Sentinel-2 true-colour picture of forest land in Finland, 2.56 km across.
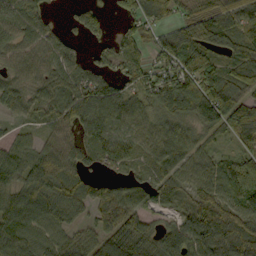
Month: September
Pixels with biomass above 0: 86%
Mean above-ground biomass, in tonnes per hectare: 75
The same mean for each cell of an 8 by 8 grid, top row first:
77 35 43 23 84 54 80 95
71 75 28 49 49 84 85 79
59 63 71 58 71 100 93 87
48 52 102 93 65 108 125 105
57 58 55 80 64 114 45 53
77 116 69 34 42 81 84 113
96 102 59 94 55 44 86 90
98 71 61 87 81 97 125 101
